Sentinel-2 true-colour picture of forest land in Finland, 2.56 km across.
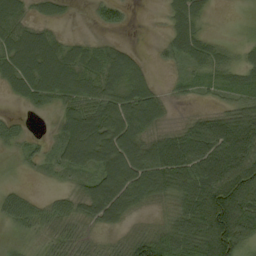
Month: September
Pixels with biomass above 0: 77%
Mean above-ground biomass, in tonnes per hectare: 57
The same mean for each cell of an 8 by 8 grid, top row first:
59 30 2 32 0 44 21 2
79 75 38 44 6 44 45 21
69 82 70 81 62 17 34 39
8 21 83 91 105 8 27 70
28 21 123 108 82 78 90 100
4 16 42 104 109 101 95 126
49 34 49 101 34 48 127 117
10 25 34 17 66 75 127 88
